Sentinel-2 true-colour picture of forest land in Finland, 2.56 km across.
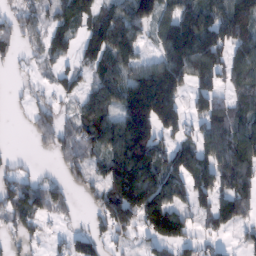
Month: February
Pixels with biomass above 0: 69%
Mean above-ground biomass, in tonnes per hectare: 92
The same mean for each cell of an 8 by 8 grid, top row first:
52 47 97 102 116 121 129 191
38 68 68 138 36 185 185 127
7 17 41 89 162 130 83 96
7 52 60 90 266 126 109 80
2 41 102 119 197 78 104 153
57 23 50 110 164 101 126 127
117 85 16 142 200 97 77 85
33 26 75 53 41 119 25 23
